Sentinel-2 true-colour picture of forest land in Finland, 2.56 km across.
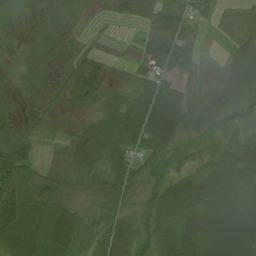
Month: July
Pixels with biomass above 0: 88%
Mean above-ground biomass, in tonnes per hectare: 41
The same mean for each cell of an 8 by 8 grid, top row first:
13 4 3 13 38 64 29 18
14 27 14 1 24 75 8 41
14 20 63 21 41 26 19 61
21 20 16 46 83 54 45 28
52 11 51 73 72 40 21 47
64 28 26 46 39 44 62 68
76 58 25 26 28 67 61 61
75 83 33 50 40 74 69 76
